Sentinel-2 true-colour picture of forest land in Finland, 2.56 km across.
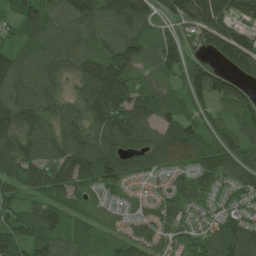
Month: June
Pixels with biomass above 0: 94%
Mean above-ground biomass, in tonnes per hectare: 110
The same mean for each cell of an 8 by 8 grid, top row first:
99 129 166 148 153 123 175 82
90 105 103 142 114 120 115 173
132 105 105 226 94 79 161 110
152 101 97 193 139 107 73 121
137 103 120 141 127 148 112 96
107 137 126 101 60 58 92 103
84 100 59 45 41 75 51 67
126 110 73 62 78 59 96 139
